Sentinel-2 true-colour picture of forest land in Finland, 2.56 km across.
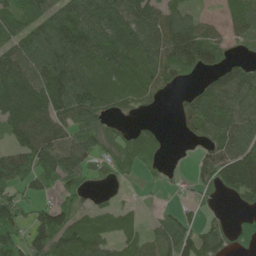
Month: May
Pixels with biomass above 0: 74%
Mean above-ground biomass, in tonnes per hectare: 75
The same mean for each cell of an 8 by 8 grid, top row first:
90 90 121 138 99 80 22 85
90 110 120 100 117 133 106 34
110 119 97 86 93 51 41 97
100 101 100 43 16 27 110 104
73 96 72 57 65 2 50 107
80 72 76 33 25 7 67 140
79 60 57 33 13 29 23 23
74 121 109 60 52 109 78 39
